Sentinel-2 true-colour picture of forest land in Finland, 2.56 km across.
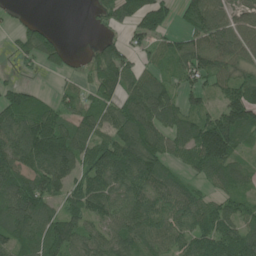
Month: June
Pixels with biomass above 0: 79%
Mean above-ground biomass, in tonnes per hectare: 87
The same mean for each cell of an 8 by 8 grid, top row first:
11 2 0 55 116 54 130 60
39 89 3 70 52 65 113 84
23 5 23 98 83 64 73 95
122 80 72 78 152 83 67 158
125 176 104 115 151 72 178 82
114 129 91 132 134 57 78 58
122 80 103 91 95 80 73 70
98 125 104 88 83 67 119 129
